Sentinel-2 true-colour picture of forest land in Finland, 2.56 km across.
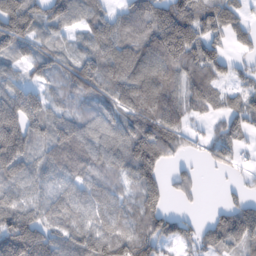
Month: February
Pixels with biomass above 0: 83%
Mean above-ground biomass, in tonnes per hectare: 81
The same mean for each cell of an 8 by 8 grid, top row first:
152 77 67 66 106 157 91 46
80 60 50 120 121 181 87 31
49 57 102 96 125 85 83 37
139 83 63 82 105 85 41 64
156 79 116 91 145 64 34 39
93 58 79 61 117 38 4 12
77 69 86 80 101 19 10 68
131 99 99 85 89 57 52 86
